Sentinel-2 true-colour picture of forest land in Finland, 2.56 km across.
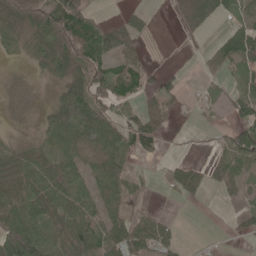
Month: May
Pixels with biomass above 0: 62%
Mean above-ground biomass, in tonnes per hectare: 39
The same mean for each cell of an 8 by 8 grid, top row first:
62 92 78 8 17 3 19 22
23 45 79 58 13 0 14 78
5 20 48 68 37 14 10 19
5 33 89 36 43 13 2 48
20 25 34 51 36 3 6 74
58 74 53 68 11 33 33 33
68 75 71 62 16 1 1 15
93 66 80 86 80 27 2 8
